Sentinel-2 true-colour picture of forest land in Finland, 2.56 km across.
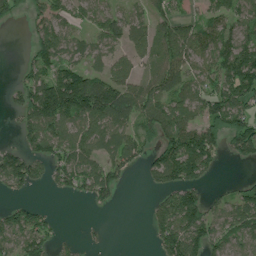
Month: July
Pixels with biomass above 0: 66%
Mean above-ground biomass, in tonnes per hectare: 76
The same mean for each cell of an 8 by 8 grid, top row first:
37 87 43 56 46 57 64 73
0 106 52 65 55 107 89 108
22 119 148 110 47 121 91 129
47 178 174 148 84 96 100 103
34 93 94 81 53 118 123 96
126 55 103 81 30 105 45 8
56 12 1 18 8 118 72 80
105 61 12 2 2 136 108 71
